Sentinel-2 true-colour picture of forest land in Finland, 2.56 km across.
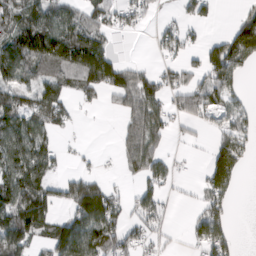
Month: March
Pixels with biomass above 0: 60%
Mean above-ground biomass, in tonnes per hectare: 71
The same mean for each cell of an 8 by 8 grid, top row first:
109 90 69 59 36 24 40 39
124 159 160 44 3 62 81 142
77 74 88 116 73 43 80 47
99 96 12 27 137 60 70 56
98 51 7 9 147 10 26 82
108 61 58 7 72 24 74 45
128 88 150 107 72 8 81 1
132 86 142 100 48 8 120 12
